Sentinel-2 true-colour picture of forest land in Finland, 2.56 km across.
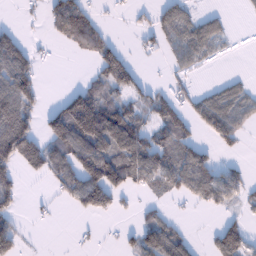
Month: January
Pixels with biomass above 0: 49%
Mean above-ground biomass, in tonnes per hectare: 60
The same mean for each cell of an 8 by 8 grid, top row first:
3 49 114 5 9 67 36 5
91 6 58 61 18 56 49 1
164 1 13 104 25 24 4 19
164 49 192 105 54 72 89 71
188 90 149 127 100 99 31 27
56 61 121 130 87 101 92 42
37 9 49 48 21 7 35 27
67 1 5 4 77 95 19 84
